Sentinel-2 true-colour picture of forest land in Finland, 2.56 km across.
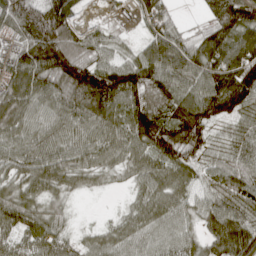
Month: April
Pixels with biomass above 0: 92%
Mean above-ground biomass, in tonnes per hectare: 84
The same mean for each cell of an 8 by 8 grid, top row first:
132 148 41 31 59 29 51 123
67 154 97 49 56 92 111 116
103 110 136 126 120 102 108 135
108 71 99 99 137 110 120 84
74 73 68 81 99 147 80 57
64 90 62 31 69 72 50 63
105 54 2 5 72 71 71 83
65 89 33 61 60 69 77 130
